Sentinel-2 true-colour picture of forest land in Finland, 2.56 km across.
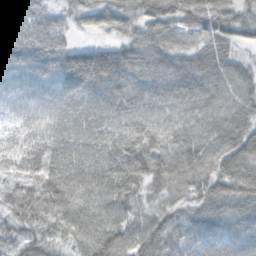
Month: October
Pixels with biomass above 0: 96%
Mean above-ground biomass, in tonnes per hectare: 58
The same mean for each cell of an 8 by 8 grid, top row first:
76 42 42 65 53 60 63 49
64 64 38 44 63 55 63 34
44 44 99 73 62 64 61 53
40 40 52 51 46 45 57 62
43 55 57 61 71 57 61 80
43 64 66 69 76 65 71 88
54 61 58 62 41 46 60 61
43 38 49 86 73 53 67 64
